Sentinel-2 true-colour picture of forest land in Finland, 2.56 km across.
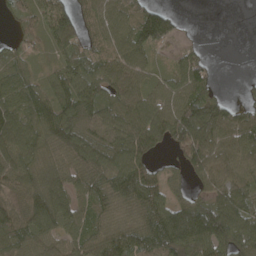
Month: April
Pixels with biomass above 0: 83%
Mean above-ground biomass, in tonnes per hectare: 82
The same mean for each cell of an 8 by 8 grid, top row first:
54 99 64 91 113 30 0 0
40 46 69 85 102 32 8 0
86 54 102 87 65 76 75 7
96 105 96 100 103 110 138 65
101 82 109 106 99 82 118 86
87 92 77 118 103 26 88 82
73 125 67 80 111 94 108 102
89 74 73 102 91 130 146 114
